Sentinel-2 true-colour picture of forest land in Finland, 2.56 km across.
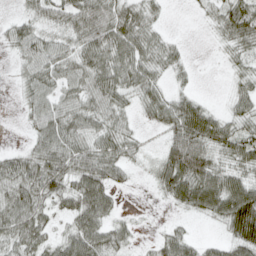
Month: April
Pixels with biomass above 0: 75%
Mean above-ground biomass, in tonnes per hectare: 37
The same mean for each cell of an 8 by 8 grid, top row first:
10 23 39 52 39 0 16 58
18 33 34 44 40 20 2 36
11 34 34 37 41 15 0 25
4 38 45 43 22 53 34 28
4 53 48 49 16 56 54 53
52 62 57 40 7 76 70 49
59 37 57 32 2 15 52 93
50 37 65 42 6 44 15 61
